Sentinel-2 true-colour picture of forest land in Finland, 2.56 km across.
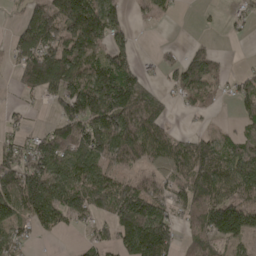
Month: April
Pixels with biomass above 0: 69%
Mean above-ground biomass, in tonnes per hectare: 86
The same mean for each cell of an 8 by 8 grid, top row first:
24 173 211 75 28 14 8 25
79 129 140 79 1 15 34 2
35 147 139 154 56 63 93 38
16 16 152 183 133 11 25 38
60 86 128 162 154 77 75 62
137 132 105 80 60 93 133 116
108 129 84 105 147 72 140 112
64 10 21 63 192 66 102 81
